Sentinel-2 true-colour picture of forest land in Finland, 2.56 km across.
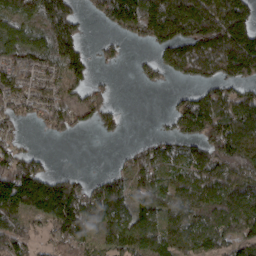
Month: March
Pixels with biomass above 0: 72%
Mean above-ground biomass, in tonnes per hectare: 98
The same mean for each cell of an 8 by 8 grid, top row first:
125 192 62 125 159 203 197 168
137 145 99 29 22 134 177 210
103 82 88 13 31 31 88 106
69 94 86 51 0 86 159 130
44 4 1 4 40 76 119 141
159 90 34 72 91 84 118 122
123 156 156 129 99 82 101 119
76 51 73 110 117 97 85 94
